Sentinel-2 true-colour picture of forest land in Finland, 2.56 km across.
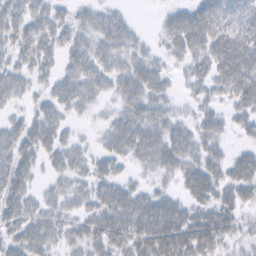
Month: February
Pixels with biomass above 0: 82%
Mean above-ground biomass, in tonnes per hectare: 35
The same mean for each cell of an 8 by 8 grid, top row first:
46 41 24 28 0 31 52 43
40 37 37 41 19 34 50 58
33 22 46 35 48 14 38 59
13 31 20 18 44 19 27 30
40 37 17 33 51 44 33 13
42 16 27 30 14 30 56 47
41 27 26 51 46 39 40 34
37 35 31 45 50 65 51 21
